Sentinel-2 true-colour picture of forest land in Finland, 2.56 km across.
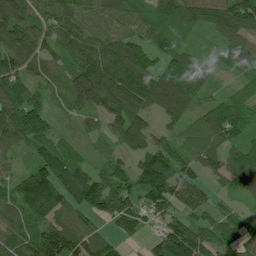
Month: July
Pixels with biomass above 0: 92%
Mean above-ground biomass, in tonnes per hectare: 87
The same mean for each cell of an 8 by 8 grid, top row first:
123 80 73 80 62 97 109 156
121 81 96 103 78 68 23 90
101 67 156 136 117 109 51 42
108 58 75 85 93 81 66 82
73 68 29 38 76 60 87 64
54 131 96 82 121 120 52 101
88 154 80 98 76 71 51 28
83 145 132 62 33 158 89 73
